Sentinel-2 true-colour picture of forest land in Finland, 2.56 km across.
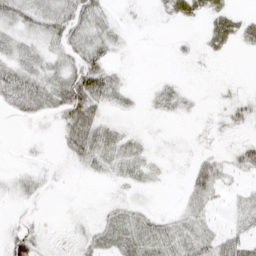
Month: April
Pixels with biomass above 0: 57%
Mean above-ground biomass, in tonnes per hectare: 19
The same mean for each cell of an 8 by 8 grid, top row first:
43 50 52 13 3 18 17 13
33 24 37 23 1 5 12 9
59 36 68 28 1 4 2 2
23 25 58 10 3 8 3 18
1 2 39 18 8 3 5 20
11 10 3 9 10 1 55 16
5 2 2 13 12 9 26 12
39 10 19 20 24 21 29 39
